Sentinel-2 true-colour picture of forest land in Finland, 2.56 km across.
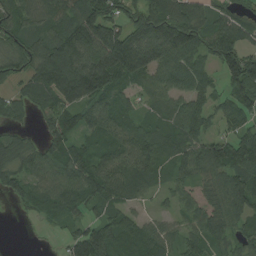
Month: August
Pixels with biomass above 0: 86%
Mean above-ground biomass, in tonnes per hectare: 88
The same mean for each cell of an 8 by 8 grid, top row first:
84 87 143 112 99 122 69 62
69 121 161 198 156 142 87 89
55 163 225 141 82 83 59 139
61 86 83 92 40 70 70 89
60 78 57 81 91 78 77 91
75 80 106 118 85 51 66 106
22 81 72 68 25 42 70 96
0 2 100 132 106 64 75 64
